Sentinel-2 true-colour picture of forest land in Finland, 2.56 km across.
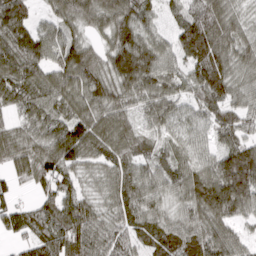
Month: March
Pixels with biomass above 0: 94%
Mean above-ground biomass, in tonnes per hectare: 81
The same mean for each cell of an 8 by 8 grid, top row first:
103 34 95 102 67 44 132 48
103 85 86 79 104 66 145 69
106 78 80 100 110 56 147 54
47 74 54 73 51 53 62 62
75 86 117 81 47 46 36 83
50 81 50 60 67 73 107 177
64 81 98 63 88 51 142 105
37 108 127 81 70 112 106 50
